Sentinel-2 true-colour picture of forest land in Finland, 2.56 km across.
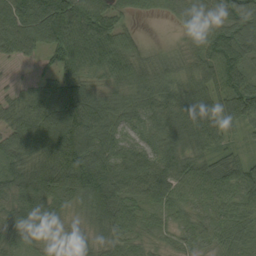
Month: September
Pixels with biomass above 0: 94%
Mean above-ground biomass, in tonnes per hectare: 78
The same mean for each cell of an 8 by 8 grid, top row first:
96 152 116 70 19 36 68 76
62 72 114 88 30 26 80 67
13 65 96 66 83 71 74 73
73 114 156 79 71 108 87 91
79 125 152 81 58 89 66 23
92 164 188 107 64 79 82 77
92 99 57 113 46 46 51 56
65 40 55 60 41 32 40 53
